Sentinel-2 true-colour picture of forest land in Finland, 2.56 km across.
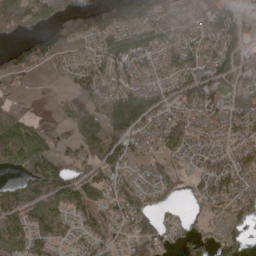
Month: April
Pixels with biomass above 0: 78%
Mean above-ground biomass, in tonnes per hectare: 82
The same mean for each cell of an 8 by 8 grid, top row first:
165 98 92 136 126 88 96 85
51 102 49 118 118 103 100 73
35 12 86 115 82 100 104 82
49 17 95 153 158 88 101 117
135 64 106 142 63 75 41 60
41 110 71 77 54 38 72 89
90 89 75 68 76 24 42 82
62 77 45 48 96 39 47 46
